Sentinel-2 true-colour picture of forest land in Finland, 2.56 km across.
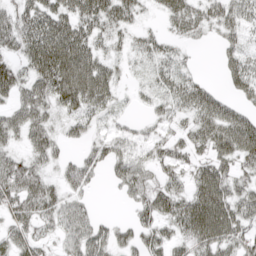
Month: April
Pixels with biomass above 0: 78%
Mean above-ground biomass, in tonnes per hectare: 46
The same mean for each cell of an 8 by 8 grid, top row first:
48 62 67 61 19 42 47 54
42 89 78 26 31 23 6 39
53 73 99 44 18 47 14 53
43 40 50 29 15 34 60 38
28 46 26 42 31 38 55 75
69 33 66 34 35 31 65 42
55 49 39 0 43 55 93 57
43 28 55 46 45 38 70 57
